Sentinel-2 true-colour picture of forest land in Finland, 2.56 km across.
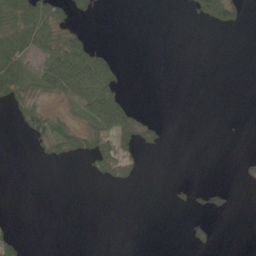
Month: June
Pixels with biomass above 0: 23%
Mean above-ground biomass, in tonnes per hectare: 19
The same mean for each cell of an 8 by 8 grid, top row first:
79 63 14 0 0 0 53 16
77 55 54 11 0 0 0 0
87 70 94 47 0 0 0 0
17 33 33 96 7 0 0 0
0 32 36 80 28 0 0 0
0 0 2 52 7 0 0 6
0 0 0 0 0 5 16 1
26 0 0 0 0 0 18 0
